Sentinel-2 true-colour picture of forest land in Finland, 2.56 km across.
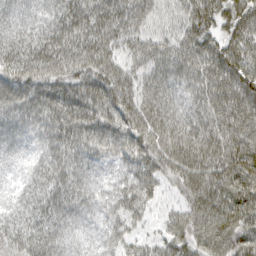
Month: March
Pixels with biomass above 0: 96%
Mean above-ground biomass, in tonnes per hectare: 62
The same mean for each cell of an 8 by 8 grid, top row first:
54 45 63 68 51 42 65 69
69 72 66 57 54 56 59 62
79 75 69 76 53 59 69 75
75 73 73 70 70 62 64 79
52 58 63 61 66 72 71 78
39 66 60 33 60 56 72 82
51 70 62 57 40 31 76 75
58 78 52 48 25 57 71 76
